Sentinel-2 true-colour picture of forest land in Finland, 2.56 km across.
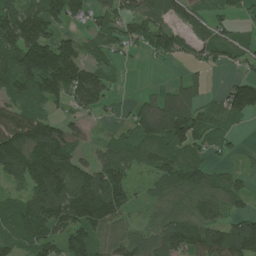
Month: July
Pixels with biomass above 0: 78%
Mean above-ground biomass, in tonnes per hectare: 97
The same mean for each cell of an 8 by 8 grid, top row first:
117 105 68 71 83 66 70 32
125 148 71 63 64 94 93 65
142 175 162 53 1 20 21 63
119 52 58 20 92 169 55 111
141 195 65 81 118 119 84 12
89 215 139 157 49 107 87 40
96 162 177 161 37 90 112 53
106 110 124 95 87 125 144 171
